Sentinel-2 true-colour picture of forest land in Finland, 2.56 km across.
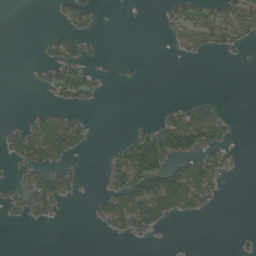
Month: May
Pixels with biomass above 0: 29%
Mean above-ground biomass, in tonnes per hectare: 31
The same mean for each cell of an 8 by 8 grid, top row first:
0 2 57 0 0 42 58 72
0 28 34 0 0 17 34 22
0 33 65 3 3 0 0 0
0 31 18 0 0 39 54 0
51 115 42 9 117 125 75 5
18 64 17 45 153 104 75 4
33 47 0 66 109 66 21 0
0 0 0 7 10 0 0 5
